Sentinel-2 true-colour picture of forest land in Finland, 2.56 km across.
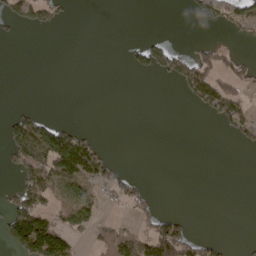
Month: April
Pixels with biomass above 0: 25%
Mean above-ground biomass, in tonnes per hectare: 33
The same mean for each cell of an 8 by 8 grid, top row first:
37 35 0 0 0 0 29 52
0 0 0 0 42 25 28 7
0 0 0 0 1 40 74 41
33 5 0 0 0 0 34 62
102 154 107 3 0 0 0 15
36 115 114 50 6 0 0 0
81 51 89 12 27 0 0 0
109 162 15 109 95 115 28 4
